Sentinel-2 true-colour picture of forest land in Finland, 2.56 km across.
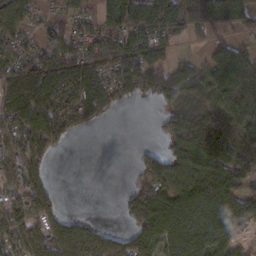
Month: February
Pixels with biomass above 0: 71%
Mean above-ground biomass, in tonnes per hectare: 75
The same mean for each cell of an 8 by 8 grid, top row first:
70 48 52 96 124 127 116 107
65 93 86 98 125 40 43 64
107 133 138 102 113 95 67 124
124 133 128 44 0 63 53 69
84 85 1 0 7 47 87 52
80 40 0 0 63 78 90 110
74 63 0 0 146 93 93 82
64 83 100 52 78 81 86 33
